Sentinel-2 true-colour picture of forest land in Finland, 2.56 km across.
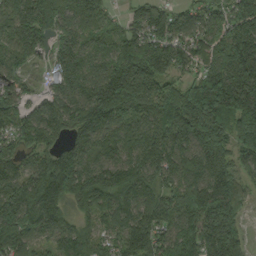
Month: September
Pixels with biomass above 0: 93%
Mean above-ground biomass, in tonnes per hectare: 161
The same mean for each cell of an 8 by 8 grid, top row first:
155 193 158 70 136 118 122 190
106 71 111 127 198 135 119 199
82 42 132 229 239 93 204 208
126 127 166 230 166 244 316 267
83 106 113 129 173 155 259 178
118 255 222 176 170 139 202 88
194 222 94 170 182 163 261 123
220 102 130 96 223 141 179 151
